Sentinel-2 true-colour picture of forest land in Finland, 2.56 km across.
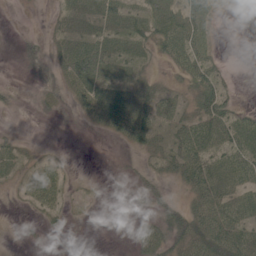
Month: June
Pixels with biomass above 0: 55%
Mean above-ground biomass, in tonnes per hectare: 26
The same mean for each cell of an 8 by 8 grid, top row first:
0 7 36 39 41 57 41 2
7 21 46 42 25 44 29 0
2 14 57 37 25 13 59 3
6 6 15 42 47 23 55 25
19 2 0 4 31 38 47 52
15 33 3 2 19 28 59 49
3 22 3 0 11 25 53 43
2 4 0 0 44 44 64 50
